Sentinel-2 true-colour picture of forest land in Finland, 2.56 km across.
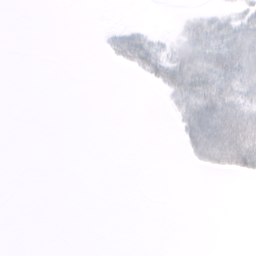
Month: February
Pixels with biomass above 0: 20%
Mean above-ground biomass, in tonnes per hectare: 9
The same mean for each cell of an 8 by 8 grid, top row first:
0 0 0 0 0 2 16 17
0 0 0 13 29 17 39 47
0 0 0 0 9 37 38 39
0 0 0 0 0 16 53 38
0 0 0 0 0 4 75 72
0 0 0 0 0 0 5 17
0 0 0 0 0 0 0 0
0 0 0 0 0 0 0 0
